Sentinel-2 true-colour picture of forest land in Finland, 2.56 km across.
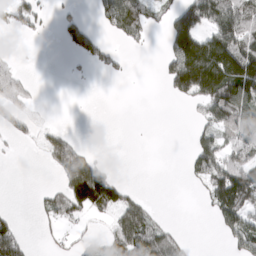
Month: March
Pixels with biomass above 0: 40%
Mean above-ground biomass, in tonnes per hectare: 61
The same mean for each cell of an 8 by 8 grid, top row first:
72 21 35 82 73 108 107 127
3 0 88 39 13 136 189 133
52 0 7 11 0 145 256 225
53 2 0 0 0 0 66 116
15 55 38 6 0 0 77 90
0 6 166 59 0 0 103 152
7 44 83 89 57 0 37 134
129 15 28 83 123 49 0 81
